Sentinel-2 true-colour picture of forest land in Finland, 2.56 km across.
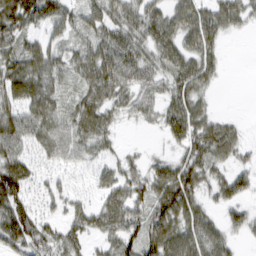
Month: March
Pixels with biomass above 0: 75%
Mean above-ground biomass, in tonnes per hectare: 45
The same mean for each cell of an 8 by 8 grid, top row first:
76 62 43 47 59 56 57 46
42 39 34 66 49 58 49 0
63 49 36 74 47 54 38 0
47 58 49 33 27 59 33 2
54 50 43 18 3 27 71 31
78 16 9 37 45 77 40 45
71 17 29 60 47 90 28 35
64 51 35 43 75 71 60 14
